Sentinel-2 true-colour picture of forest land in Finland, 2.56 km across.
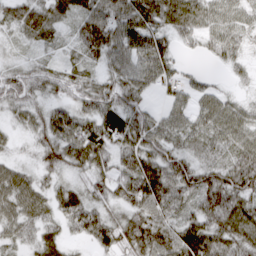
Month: March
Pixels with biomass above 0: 88%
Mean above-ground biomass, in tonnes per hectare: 45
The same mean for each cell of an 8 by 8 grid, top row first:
40 42 43 59 68 57 45 39
13 13 34 58 65 37 27 23
49 37 37 41 52 37 15 11
30 41 43 60 37 39 47 42
13 45 66 49 59 38 39 49
46 25 23 49 76 77 55 69
55 34 51 31 62 46 65 59
28 43 19 47 67 68 74 55
